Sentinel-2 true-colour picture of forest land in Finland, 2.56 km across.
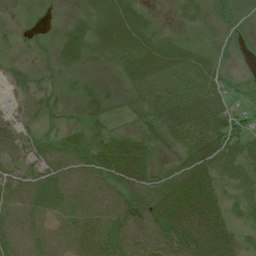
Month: July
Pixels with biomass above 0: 90%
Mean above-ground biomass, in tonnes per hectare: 49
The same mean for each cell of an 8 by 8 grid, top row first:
6 5 27 68 36 16 27 32
15 25 62 58 60 45 18 20
40 37 26 12 55 45 62 22
27 43 28 26 38 85 82 38
43 44 54 58 46 36 83 56
47 61 66 76 63 49 60 47
57 64 67 65 91 95 77 29
56 53 66 70 66 90 105 40
